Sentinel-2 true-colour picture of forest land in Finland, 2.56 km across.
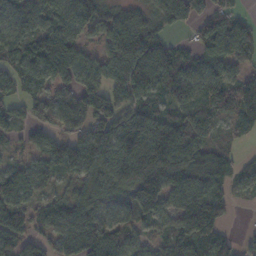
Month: November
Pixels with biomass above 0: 85%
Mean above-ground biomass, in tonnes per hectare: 85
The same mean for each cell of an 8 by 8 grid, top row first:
82 80 111 63 54 76 61 36
73 110 57 91 130 56 87 88
72 73 77 93 145 114 87 85
46 67 98 104 99 61 97 108
22 63 90 149 154 153 77 20
76 55 70 83 136 137 102 50
91 62 92 100 105 80 152 10
76 48 115 87 44 78 119 29
